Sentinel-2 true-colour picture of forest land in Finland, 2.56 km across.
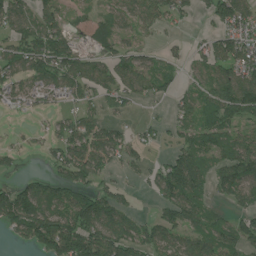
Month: July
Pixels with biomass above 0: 69%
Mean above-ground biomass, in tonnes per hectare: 75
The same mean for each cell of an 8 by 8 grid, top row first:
97 71 24 62 87 63 46 108
79 137 51 53 39 16 66 107
78 98 103 80 95 44 82 121
29 31 60 25 7 55 88 95
15 44 101 93 42 49 81 98
27 55 97 31 36 131 76 108
141 109 122 97 5 101 52 48
37 153 176 127 89 80 85 91
